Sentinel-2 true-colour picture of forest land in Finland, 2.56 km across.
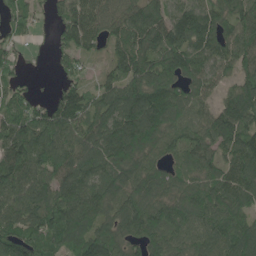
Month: June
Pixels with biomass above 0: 89%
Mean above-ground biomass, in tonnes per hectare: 103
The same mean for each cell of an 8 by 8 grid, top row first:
70 32 118 96 113 101 113 99
33 23 101 66 114 131 111 114
38 4 46 64 128 110 77 77
90 80 118 133 194 120 73 134
137 129 133 150 158 71 96 119
120 101 130 105 118 72 91 115
102 130 123 98 132 102 131 102
138 130 102 119 94 91 120 133
